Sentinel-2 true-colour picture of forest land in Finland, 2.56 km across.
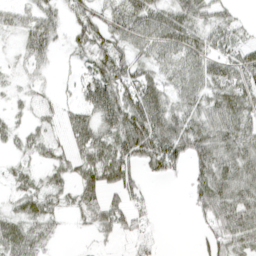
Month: April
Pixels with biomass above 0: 75%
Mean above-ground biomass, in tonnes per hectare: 43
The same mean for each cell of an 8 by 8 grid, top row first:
28 40 42 44 66 55 42 14
16 39 31 51 46 56 47 39
12 9 23 68 52 43 39 51
13 22 39 68 88 56 58 65
21 35 46 63 91 79 78 69
21 24 46 64 30 22 64 65
26 36 39 44 27 0 53 78
58 30 2 17 31 0 35 63
